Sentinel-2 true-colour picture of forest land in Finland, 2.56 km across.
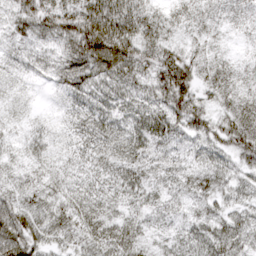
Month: March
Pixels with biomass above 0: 95%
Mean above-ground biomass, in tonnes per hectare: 41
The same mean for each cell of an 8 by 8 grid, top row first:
46 67 74 83 52 31 21 15
18 35 98 109 57 33 20 7
13 22 66 60 41 100 34 24
11 5 33 38 48 64 47 55
15 23 32 38 37 23 40 62
24 33 30 34 29 24 41 30
65 53 49 28 29 15 26 33
83 47 40 60 26 23 46 45
